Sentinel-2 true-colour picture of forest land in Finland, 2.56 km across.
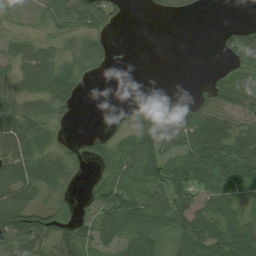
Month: August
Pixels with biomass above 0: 66%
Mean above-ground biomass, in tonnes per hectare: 43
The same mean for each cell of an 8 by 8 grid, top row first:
17 38 72 48 3 22 2 0
33 34 38 14 0 0 0 61
48 72 38 1 0 0 14 52
56 48 9 2 19 33 39 51
56 30 18 41 80 46 108 84
66 54 18 42 67 75 83 106
99 48 20 73 66 80 51 23
63 56 65 36 50 34 82 88
